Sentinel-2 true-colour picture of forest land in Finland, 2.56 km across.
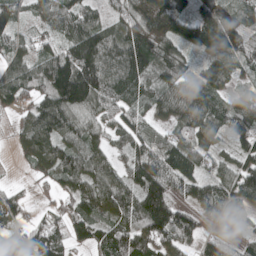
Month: May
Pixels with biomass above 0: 89%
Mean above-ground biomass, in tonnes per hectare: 106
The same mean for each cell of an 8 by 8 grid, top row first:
87 102 116 61 109 120 88 65
84 70 176 124 156 98 141 128
143 162 244 121 112 136 103 39
73 142 117 101 69 108 108 125
49 136 99 71 105 105 76 75
5 86 125 108 169 163 78 102
83 33 109 133 163 129 93 66
102 119 71 126 128 133 63 50
